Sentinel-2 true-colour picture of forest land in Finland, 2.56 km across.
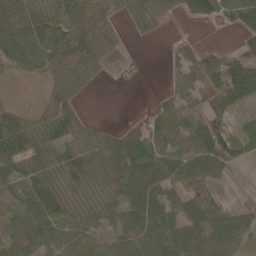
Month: May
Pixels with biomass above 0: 76%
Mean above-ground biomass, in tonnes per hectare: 54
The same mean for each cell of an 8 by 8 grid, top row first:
62 74 116 45 45 22 57 57
87 100 131 49 1 14 18 28
11 33 36 4 0 31 76 96
28 45 29 0 7 65 72 26
91 59 60 73 72 67 83 47
63 54 86 88 101 67 63 2
46 96 42 53 92 51 53 24
42 46 59 35 57 72 72 59
